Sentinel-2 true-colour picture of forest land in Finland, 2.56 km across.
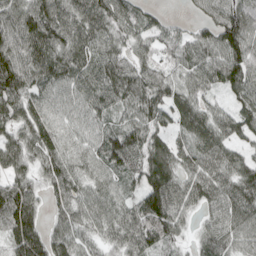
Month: April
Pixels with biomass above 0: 93%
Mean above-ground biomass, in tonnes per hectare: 80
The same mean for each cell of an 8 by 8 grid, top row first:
110 131 102 96 56 14 47 100
116 106 96 75 49 58 78 110
118 86 85 103 96 67 70 98
95 65 65 60 94 91 63 77
80 84 57 102 94 55 87 58
71 67 66 58 88 80 81 98
125 37 68 64 116 84 61 98
97 85 59 55 87 48 54 62
